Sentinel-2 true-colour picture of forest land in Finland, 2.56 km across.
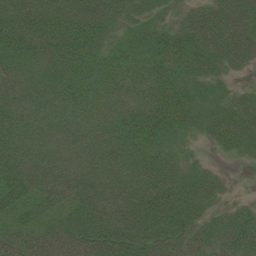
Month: July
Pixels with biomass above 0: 95%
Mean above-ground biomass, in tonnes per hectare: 51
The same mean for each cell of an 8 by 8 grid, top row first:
64 64 65 46 35 34 57 69
57 66 68 39 52 64 68 64
45 56 59 50 55 54 41 10
47 41 41 44 65 60 38 50
46 36 41 57 59 36 16 40
60 50 44 40 59 55 34 2
50 51 66 62 77 76 36 27
45 51 70 80 66 60 52 57
